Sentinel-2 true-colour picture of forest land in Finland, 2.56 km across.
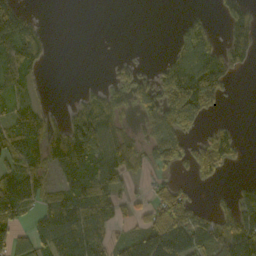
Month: October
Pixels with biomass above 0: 55%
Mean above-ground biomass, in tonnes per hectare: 79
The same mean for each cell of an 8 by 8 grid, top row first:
186 2 0 0 0 4 26 72
96 35 0 0 0 65 99 73
60 6 4 38 68 223 210 9
63 32 69 80 102 251 98 0
101 93 174 105 86 116 100 38
121 64 92 119 22 33 66 3
129 88 112 82 47 179 29 93
86 128 168 50 105 148 102 184
